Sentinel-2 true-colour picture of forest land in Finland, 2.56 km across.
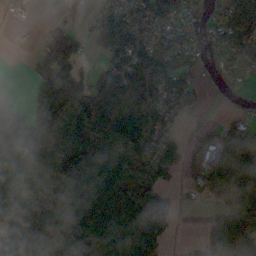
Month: October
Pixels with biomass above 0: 73%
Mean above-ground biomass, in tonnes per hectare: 84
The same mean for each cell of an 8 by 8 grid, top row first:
9 3 7 82 126 87 44 121
1 42 57 90 100 110 52 97
1 113 65 105 137 101 17 37
105 204 146 113 108 85 6 30
181 168 133 98 92 43 70 113
110 50 124 103 88 20 51 121
153 103 134 147 133 18 11 77
93 42 119 109 107 11 54 102
